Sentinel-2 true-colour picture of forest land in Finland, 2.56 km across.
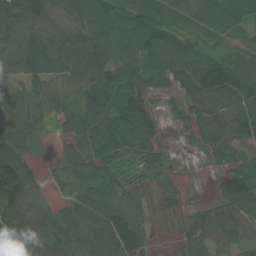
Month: July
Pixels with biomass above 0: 85%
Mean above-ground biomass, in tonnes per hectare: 70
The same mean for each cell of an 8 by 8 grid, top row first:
102 68 81 79 88 59 72 41
71 78 112 66 89 88 35 46
55 64 76 85 72 67 133 110
78 51 70 96 75 9 98 81
94 28 64 95 75 4 46 65
125 24 76 49 18 16 5 72
106 56 103 118 46 15 51 107
75 95 101 134 49 10 72 64
